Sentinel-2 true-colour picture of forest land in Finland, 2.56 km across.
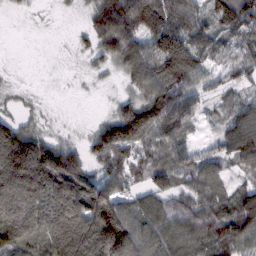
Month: February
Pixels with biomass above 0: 86%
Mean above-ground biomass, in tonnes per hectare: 89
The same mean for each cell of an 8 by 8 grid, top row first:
6 3 13 141 167 135 69 138
0 1 21 93 96 186 79 76
6 2 6 12 100 130 59 55
33 10 1 32 123 137 34 83
164 94 38 164 95 90 31 107
198 197 131 95 66 84 85 37
157 148 166 142 80 78 95 93
131 130 170 210 91 102 88 95
